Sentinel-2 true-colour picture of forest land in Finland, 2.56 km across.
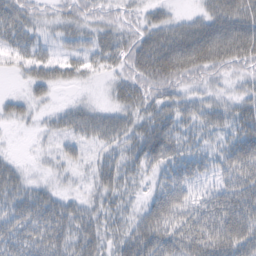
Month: February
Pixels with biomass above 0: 78%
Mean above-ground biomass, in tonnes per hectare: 38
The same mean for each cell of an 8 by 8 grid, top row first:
46 22 35 19 16 18 43 58
30 18 29 41 49 70 72 69
6 38 16 19 55 56 36 26
24 14 37 29 41 45 38 37
1 11 27 30 56 43 22 52
30 11 11 42 22 41 25 57
39 49 32 31 34 67 55 69
41 50 49 31 65 66 74 71
